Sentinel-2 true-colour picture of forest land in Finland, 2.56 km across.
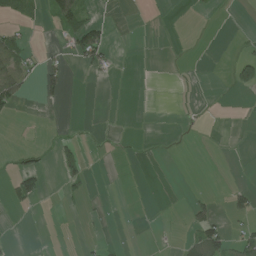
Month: July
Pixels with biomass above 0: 13%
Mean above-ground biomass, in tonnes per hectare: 12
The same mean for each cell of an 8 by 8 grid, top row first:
19 20 42 2 0 0 1 0
51 3 58 15 0 0 0 3
72 36 1 4 0 0 0 51
7 0 0 0 0 0 0 0
1 3 28 2 1 0 0 0
43 16 35 0 0 0 0 0
11 0 7 2 0 1 29 32
1 0 7 4 1 6 90 33
